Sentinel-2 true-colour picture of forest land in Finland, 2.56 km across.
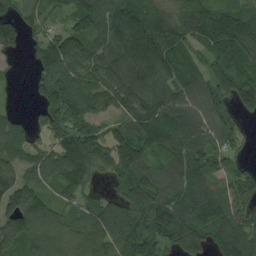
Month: August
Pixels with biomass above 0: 87%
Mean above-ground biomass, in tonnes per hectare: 104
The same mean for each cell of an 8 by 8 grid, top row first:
85 55 136 137 122 90 103 99
64 117 128 94 162 118 85 119
9 100 93 114 127 124 105 140
29 85 97 87 127 119 110 76
77 54 169 114 122 108 98 33
103 90 141 76 121 101 108 77
111 83 66 80 119 145 140 90
131 125 97 111 135 121 102 150
